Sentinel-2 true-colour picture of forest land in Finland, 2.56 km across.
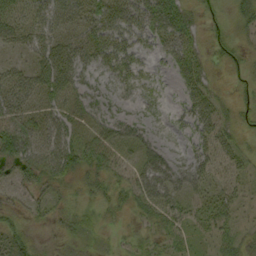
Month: September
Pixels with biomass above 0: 70%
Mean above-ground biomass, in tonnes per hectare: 31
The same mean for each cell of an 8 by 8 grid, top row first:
36 46 40 51 56 54 11 19
22 43 43 44 20 41 15 13
42 56 41 24 17 19 22 7
54 36 34 38 17 15 40 13
72 48 45 45 49 14 33 22
31 43 27 29 51 50 31 23
20 28 21 18 30 38 37 21
35 4 12 6 16 21 16 26
